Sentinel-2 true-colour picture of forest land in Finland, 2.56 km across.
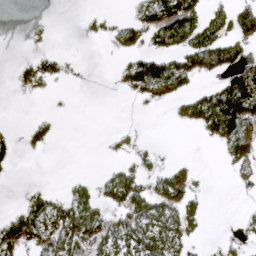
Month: April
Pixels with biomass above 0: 36%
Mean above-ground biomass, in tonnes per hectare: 37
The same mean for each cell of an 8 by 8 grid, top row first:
0 0 7 9 44 118 63 73
0 7 0 12 45 63 94 45
13 22 2 7 121 88 20 95
0 4 0 0 2 23 108 149
15 17 0 8 7 1 12 106
2 0 9 32 37 68 3 16
19 63 68 45 75 68 12 4
58 50 80 68 76 66 7 18
